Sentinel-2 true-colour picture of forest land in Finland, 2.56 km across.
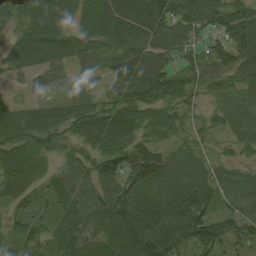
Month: August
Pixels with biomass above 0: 90%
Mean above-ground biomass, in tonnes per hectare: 64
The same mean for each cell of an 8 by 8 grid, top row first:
46 113 71 98 105 77 70 75
66 107 68 51 60 44 38 73
17 39 17 43 80 65 60 47
49 52 68 81 72 50 21 28
53 46 49 78 64 35 25 32
74 26 37 99 108 64 55 42
41 34 48 113 104 101 74 57
58 58 75 78 131 81 118 64
